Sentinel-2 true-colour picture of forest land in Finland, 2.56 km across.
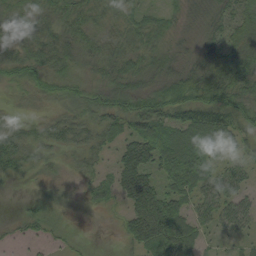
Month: August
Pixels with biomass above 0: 89%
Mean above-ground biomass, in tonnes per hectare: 39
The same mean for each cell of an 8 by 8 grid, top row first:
33 35 40 26 28 20 30 45
37 45 39 35 40 25 34 62
28 35 31 38 42 53 61 63
22 21 30 46 60 47 71 54
48 36 32 23 76 74 59 34
23 15 17 37 76 73 44 38
8 24 13 14 89 61 46 44
10 14 9 3 66 96 16 18
